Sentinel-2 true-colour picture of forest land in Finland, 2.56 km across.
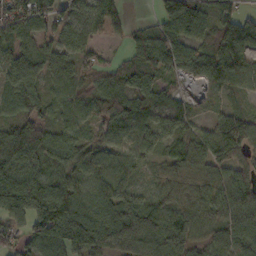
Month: October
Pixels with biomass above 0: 89%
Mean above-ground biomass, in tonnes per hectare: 72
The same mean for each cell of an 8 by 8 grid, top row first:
108 79 51 29 4 105 50 58
56 53 55 10 68 89 66 92
89 61 65 63 88 34 44 60
58 48 60 88 67 52 17 36
113 82 59 52 48 65 88 91
116 87 88 83 28 60 71 55
119 135 103 100 84 73 74 95
50 96 121 102 136 109 57 92
